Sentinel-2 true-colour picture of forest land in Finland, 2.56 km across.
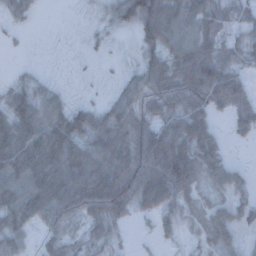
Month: December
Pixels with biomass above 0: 80%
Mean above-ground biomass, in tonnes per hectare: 59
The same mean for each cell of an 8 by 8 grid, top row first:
30 1 5 44 113 76 72 36
4 2 6 13 56 73 74 45
15 16 5 11 72 85 109 58
73 66 49 57 48 61 60 61
104 118 86 100 90 93 81 13
99 114 126 125 94 122 60 31
97 107 94 102 44 65 43 46
48 40 29 32 5 28 39 28
